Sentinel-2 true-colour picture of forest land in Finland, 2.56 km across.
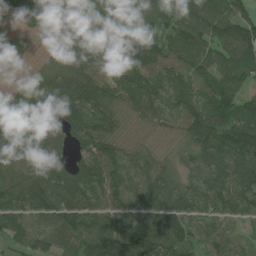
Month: July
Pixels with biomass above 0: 91%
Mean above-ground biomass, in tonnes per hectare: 82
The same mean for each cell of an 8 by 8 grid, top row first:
66 104 83 70 67 85 83 66
11 20 89 61 98 77 75 105
17 87 105 77 93 75 74 75
104 98 103 80 76 67 114 83
108 97 55 80 61 49 108 112
89 114 110 97 83 51 94 99
83 91 92 79 96 89 75 73
54 72 76 105 119 101 69 55
